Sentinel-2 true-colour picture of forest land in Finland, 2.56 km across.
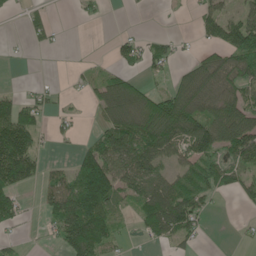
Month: May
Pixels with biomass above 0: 54%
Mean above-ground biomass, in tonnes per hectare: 62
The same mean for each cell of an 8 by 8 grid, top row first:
10 19 17 1 1 5 62 51
6 18 0 21 51 35 42 112
3 12 17 69 35 51 90 72
97 37 11 97 119 169 88 118
182 13 22 93 109 94 124 122
134 44 115 124 98 63 83 62
68 51 168 67 79 149 34 12
22 10 143 53 24 56 5 10
